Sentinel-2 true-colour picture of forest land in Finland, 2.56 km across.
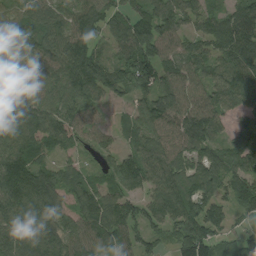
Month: August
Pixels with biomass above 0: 91%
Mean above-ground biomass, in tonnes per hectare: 104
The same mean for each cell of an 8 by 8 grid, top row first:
88 101 113 97 101 100 80 104
102 103 133 63 125 91 77 124
102 112 127 113 133 118 99 138
124 122 91 25 98 120 137 80
120 102 68 54 109 92 109 105
137 102 73 97 113 107 119 116
117 110 97 119 89 131 103 75
120 124 107 108 88 98 132 93
